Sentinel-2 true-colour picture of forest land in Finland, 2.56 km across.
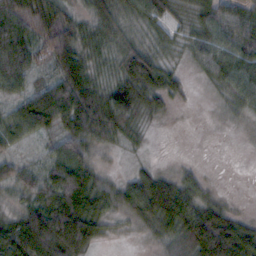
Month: October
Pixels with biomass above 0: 85%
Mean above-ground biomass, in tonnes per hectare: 54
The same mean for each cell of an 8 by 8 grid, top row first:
71 54 28 49 54 32 58 65
73 66 58 38 43 26 65 78
49 55 93 40 77 31 27 64
53 123 111 82 37 7 6 26
35 28 96 25 12 0 0 2
54 67 101 22 40 28 10 0
27 87 103 45 85 102 58 9
112 149 109 11 13 52 121 92
